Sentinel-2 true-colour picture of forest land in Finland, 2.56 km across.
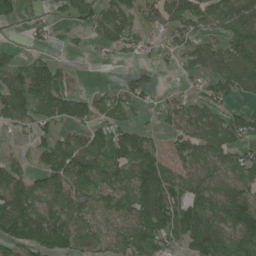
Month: July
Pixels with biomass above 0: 71%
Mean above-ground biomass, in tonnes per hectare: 79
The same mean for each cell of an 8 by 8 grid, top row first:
50 22 68 99 64 97 94 113
17 27 13 49 41 55 80 103
71 111 14 6 40 11 67 99
86 69 97 89 27 61 73 53
16 79 115 100 77 53 109 67
65 112 140 81 117 85 92 80
157 92 75 61 115 119 127 130
118 123 90 63 107 70 167 111
